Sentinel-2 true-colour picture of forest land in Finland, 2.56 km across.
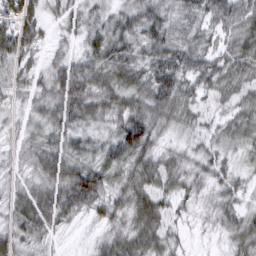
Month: March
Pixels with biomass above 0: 95%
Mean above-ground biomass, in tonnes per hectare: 45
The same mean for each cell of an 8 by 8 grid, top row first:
73 31 33 33 48 30 47 71
76 32 27 65 41 48 34 53
47 47 67 58 48 60 52 50
24 49 62 55 65 57 32 45
29 42 35 46 70 22 35 37
29 61 70 43 62 50 37 26
51 68 51 46 63 30 26 35
48 32 8 46 63 27 8 46
